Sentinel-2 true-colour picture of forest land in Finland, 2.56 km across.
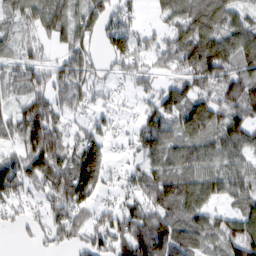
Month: February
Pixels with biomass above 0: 79%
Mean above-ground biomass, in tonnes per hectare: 87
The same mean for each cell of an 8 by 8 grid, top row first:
54 111 72 70 25 89 137 68
49 34 84 75 56 108 136 112
74 77 97 32 50 68 106 122
85 132 52 34 62 103 124 118
76 183 107 37 91 86 79 92
131 132 197 44 84 117 90 80
46 60 89 50 100 115 69 57
8 39 48 106 184 154 66 128
